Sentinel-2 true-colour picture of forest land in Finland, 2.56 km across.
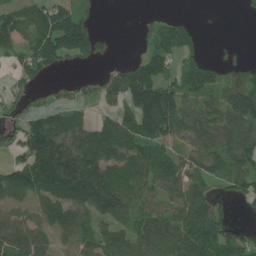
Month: June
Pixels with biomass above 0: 71%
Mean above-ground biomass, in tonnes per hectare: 96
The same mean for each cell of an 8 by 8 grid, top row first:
89 132 90 0 13 24 0 5
68 138 134 31 39 108 11 16
51 26 38 75 157 91 100 91
36 79 46 63 223 182 95 148
51 215 130 123 127 87 124 131
116 244 256 129 115 110 95 111
63 98 112 147 91 99 97 12
144 64 99 102 108 114 137 89
